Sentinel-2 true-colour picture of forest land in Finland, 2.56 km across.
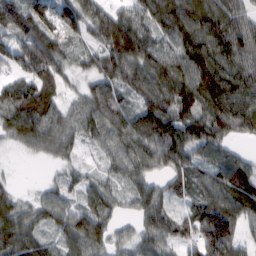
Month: February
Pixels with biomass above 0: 91%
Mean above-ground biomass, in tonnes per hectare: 86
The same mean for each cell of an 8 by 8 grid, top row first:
79 78 121 96 78 120 112 89
82 118 39 133 110 94 121 112
74 100 39 88 110 130 135 115
136 100 74 112 104 122 116 129
43 74 47 71 113 134 97 34
9 8 41 42 62 69 69 100
84 69 60 62 74 42 104 101
103 46 118 55 61 71 132 64
